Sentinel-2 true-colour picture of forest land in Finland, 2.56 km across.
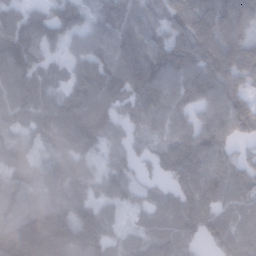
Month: January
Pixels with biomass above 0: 91%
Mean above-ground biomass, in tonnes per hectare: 110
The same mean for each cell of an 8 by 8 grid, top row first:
108 121 99 105 73 115 134 116
154 72 82 127 102 139 129 132
127 91 109 148 182 142 154 104
108 135 130 94 112 115 112 99
74 91 131 81 58 107 113 53
70 85 81 94 43 96 103 91
108 137 112 66 67 99 102 81
236 247 175 85 91 114 89 111
